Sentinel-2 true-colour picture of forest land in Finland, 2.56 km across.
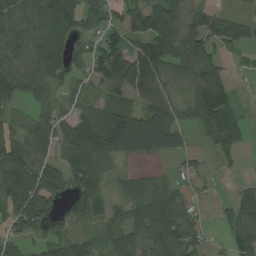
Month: August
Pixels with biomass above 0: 76%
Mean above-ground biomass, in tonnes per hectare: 67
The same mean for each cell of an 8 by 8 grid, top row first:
74 80 89 51 117 83 79 36
70 80 34 132 91 108 86 44
68 71 30 119 117 57 109 8
33 53 48 68 76 62 125 43
52 48 110 97 80 56 32 39
111 102 107 37 28 17 20 11
89 57 79 46 82 75 14 72
37 51 51 66 77 86 30 63
